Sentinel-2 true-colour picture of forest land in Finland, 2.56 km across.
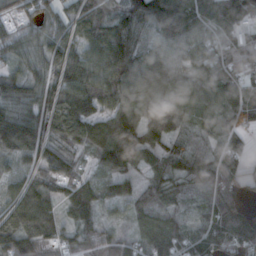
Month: October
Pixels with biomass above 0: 91%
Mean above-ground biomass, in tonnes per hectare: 87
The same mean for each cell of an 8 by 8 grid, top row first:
60 65 94 68 124 158 98 107
57 78 67 104 76 78 92 103
89 76 87 116 99 100 105 86
87 110 93 95 72 97 59 101
129 77 64 153 97 64 52 64
72 80 53 61 50 78 86 71
111 81 95 35 88 49 67 75
142 90 86 74 102 97 119 120
